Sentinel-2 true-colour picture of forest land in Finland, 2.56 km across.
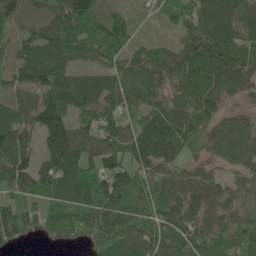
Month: June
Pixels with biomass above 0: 90%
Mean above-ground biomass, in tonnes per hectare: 71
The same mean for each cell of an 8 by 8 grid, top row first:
40 48 126 32 16 43 87 86
35 77 79 68 37 44 98 80
47 86 57 61 76 83 80 70
62 127 62 65 55 77 63 37
93 83 85 72 138 86 52 72
99 111 117 110 63 51 45 46
98 59 75 112 66 76 71 59
50 24 34 99 86 84 74 64
